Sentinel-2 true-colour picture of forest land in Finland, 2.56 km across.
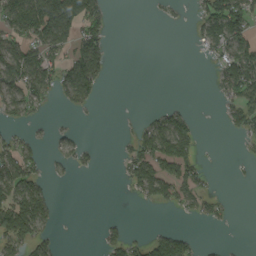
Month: September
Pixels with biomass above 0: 38%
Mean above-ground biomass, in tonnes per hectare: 39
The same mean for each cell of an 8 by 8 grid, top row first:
116 141 114 15 1 5 78 83
64 86 76 18 0 0 40 81
86 72 118 9 0 0 3 112
47 10 15 0 6 32 0 52
40 11 24 1 62 98 1 9
85 19 7 0 73 81 18 2
110 53 0 0 6 28 33 1
71 34 0 38 32 69 2 0
